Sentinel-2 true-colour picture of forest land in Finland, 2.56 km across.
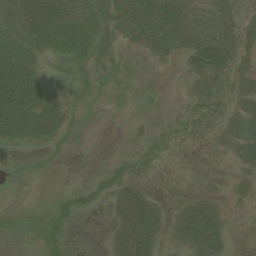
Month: August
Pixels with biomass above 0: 59%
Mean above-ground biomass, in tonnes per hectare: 25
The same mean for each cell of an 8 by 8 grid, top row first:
49 77 53 35 58 55 32 22
53 42 39 21 24 37 53 30
83 14 16 13 6 3 29 23
67 39 8 1 5 4 23 30
21 18 3 0 9 9 9 31
2 2 0 17 11 5 5 13
2 7 13 38 68 18 39 7
3 17 0 35 65 23 59 2
